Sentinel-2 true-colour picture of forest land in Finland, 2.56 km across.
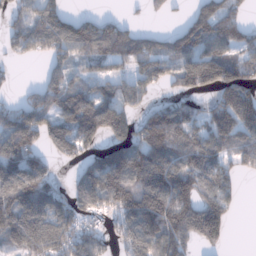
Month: January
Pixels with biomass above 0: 72%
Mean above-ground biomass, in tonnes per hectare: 111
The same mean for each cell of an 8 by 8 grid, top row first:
71 121 55 37 23 20 141 65
66 90 113 110 116 109 113 81
14 82 64 98 102 85 144 143
117 128 163 150 78 130 80 173
168 89 103 98 141 125 126 94
173 91 83 191 207 164 125 57
180 162 107 130 210 175 144 24
114 195 135 63 165 113 92 0
